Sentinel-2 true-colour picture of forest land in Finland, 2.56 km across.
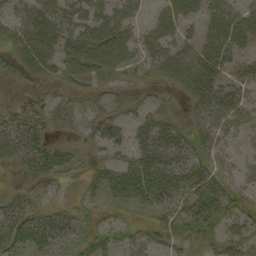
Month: September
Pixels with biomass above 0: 73%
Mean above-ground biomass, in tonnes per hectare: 31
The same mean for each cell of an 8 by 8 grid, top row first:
32 53 44 44 18 46 32 37
34 45 56 59 35 43 39 31
19 18 36 27 12 35 36 27
22 23 18 20 21 12 30 34
41 27 12 28 39 46 30 17
13 31 13 34 56 42 40 27
34 21 19 17 15 35 44 25
39 49 29 31 35 27 23 29
